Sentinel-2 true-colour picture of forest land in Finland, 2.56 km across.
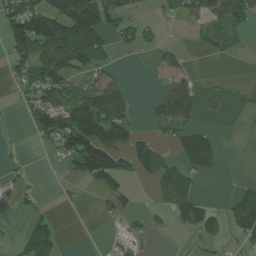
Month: July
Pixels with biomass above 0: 44%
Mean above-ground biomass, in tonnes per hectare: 57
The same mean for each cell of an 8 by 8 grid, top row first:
145 172 227 99 22 25 65 65
118 156 196 46 25 14 25 12
56 124 51 44 2 37 2 2
8 113 122 119 14 92 13 3
3 36 139 110 55 55 83 0
25 2 69 117 34 90 26 2
46 6 6 46 10 83 52 86
27 88 0 9 22 1 40 38
